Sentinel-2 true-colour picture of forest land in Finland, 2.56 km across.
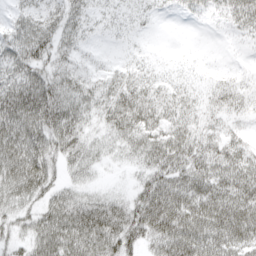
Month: April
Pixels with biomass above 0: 86%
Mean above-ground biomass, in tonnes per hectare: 39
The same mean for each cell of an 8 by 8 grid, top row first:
23 38 31 16 14 7 14 39
49 43 20 5 7 3 1 5
49 50 31 28 26 15 12 18
73 73 43 42 45 31 20 22
68 62 39 28 45 49 30 29
66 47 26 4 28 47 51 55
35 43 60 54 64 72 64 62
26 71 80 67 40 84 67 57
